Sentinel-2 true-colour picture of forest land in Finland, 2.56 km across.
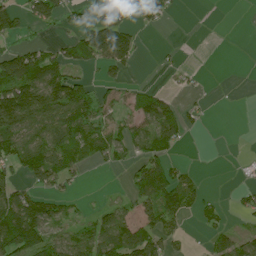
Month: July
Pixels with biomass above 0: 49%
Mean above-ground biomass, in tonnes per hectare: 62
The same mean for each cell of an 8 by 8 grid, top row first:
73 82 27 88 41 12 0 0
45 43 82 169 10 5 0 0
138 140 56 36 5 14 5 0
192 148 125 48 112 61 13 0
123 140 96 101 72 51 0 1
58 118 31 5 121 77 4 2
145 79 13 39 63 98 36 25
194 91 94 121 101 39 31 53
